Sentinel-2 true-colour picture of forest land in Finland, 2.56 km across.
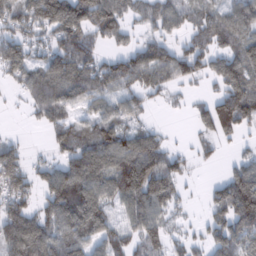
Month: February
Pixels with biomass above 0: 71%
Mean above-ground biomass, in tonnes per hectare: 79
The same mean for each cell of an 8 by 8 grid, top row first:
94 141 143 110 53 66 68 82
91 60 110 30 70 53 73 84
51 103 105 95 81 69 44 112
3 73 45 63 37 7 77 132
35 27 84 113 97 10 31 25
97 72 144 122 168 67 4 96
75 84 169 60 118 39 46 159
127 101 96 82 80 28 55 87
